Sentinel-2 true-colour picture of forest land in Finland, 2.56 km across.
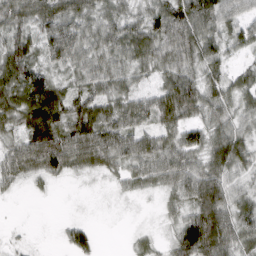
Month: March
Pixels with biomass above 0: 86%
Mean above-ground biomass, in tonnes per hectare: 58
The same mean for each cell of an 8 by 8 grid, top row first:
66 80 69 53 59 90 74 48
89 72 73 71 74 83 67 38
88 71 50 60 33 75 62 43
75 108 88 69 72 90 63 46
49 114 87 87 60 64 66 68
44 48 19 24 49 76 76 39
1 0 1 2 2 33 113 61
7 1 61 0 20 57 124 65
